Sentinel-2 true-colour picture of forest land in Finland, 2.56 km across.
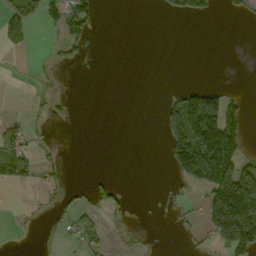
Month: September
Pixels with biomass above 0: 24%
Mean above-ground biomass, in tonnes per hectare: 37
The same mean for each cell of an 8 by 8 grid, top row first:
59 50 80 0 0 13 28 19
27 6 23 0 0 0 0 0
1 7 0 0 0 0 1 0
3 12 0 0 0 95 178 59
73 9 0 0 0 99 194 89
41 19 0 9 0 37 154 196
3 11 30 31 1 10 128 307
2 3 33 10 6 1 31 211
